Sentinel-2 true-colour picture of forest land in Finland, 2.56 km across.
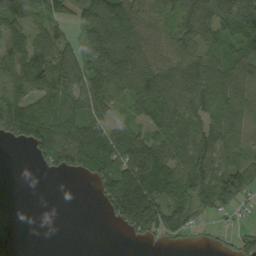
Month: September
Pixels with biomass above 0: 73%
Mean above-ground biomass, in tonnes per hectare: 68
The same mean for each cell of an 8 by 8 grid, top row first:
80 53 57 158 68 77 92 117
87 74 61 134 90 70 66 72
89 87 81 102 107 74 104 77
94 70 62 46 66 78 62 55
35 101 143 97 88 82 61 47
0 16 48 95 147 85 67 91
0 0 0 95 178 89 59 35
0 0 0 0 44 27 12 33
